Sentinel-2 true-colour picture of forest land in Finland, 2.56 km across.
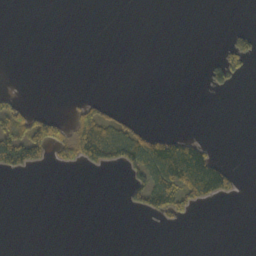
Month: October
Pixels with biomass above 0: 16%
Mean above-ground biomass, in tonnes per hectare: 22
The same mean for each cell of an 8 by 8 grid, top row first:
0 0 0 0 0 0 0 0
0 0 0 0 0 0 0 53
0 0 0 0 0 0 25 16
80 27 37 27 1 0 0 0
127 114 87 156 106 78 22 0
18 0 1 2 63 116 108 13
0 0 0 0 52 66 13 0
0 0 0 0 0 0 0 0
